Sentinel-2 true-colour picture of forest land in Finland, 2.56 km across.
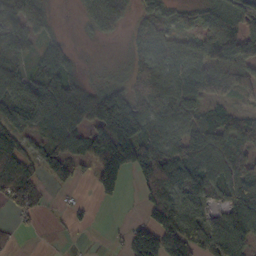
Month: October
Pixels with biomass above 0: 75%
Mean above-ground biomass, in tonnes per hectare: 85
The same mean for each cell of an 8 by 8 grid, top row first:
110 57 22 115 67 45 69 108
72 57 9 4 96 81 99 129
81 103 49 39 116 102 154 105
100 109 122 212 129 111 62 36
88 63 79 247 132 98 122 87
98 61 38 145 87 127 94 115
61 18 24 6 50 126 47 108
14 1 5 19 144 130 117 117
